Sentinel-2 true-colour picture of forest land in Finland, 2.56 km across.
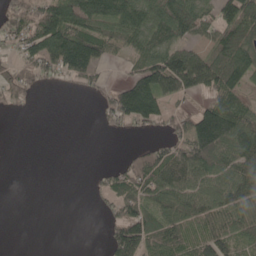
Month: May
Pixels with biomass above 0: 61%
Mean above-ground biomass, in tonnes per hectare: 67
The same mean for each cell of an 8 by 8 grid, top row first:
72 116 130 120 94 120 58 112
47 130 184 56 79 90 53 101
44 25 52 16 135 148 119 80
8 0 0 81 131 31 117 106
0 0 0 0 20 61 168 111
0 0 0 47 88 102 100 102
0 0 0 38 90 83 92 84
0 0 0 74 115 80 92 62
